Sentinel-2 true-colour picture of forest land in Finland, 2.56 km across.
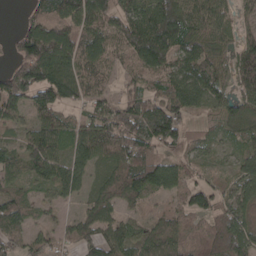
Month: April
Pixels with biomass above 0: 81%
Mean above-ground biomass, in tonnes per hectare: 79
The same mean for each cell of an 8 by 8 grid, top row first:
5 101 129 96 116 124 90 45
53 166 112 75 148 108 72 67
134 145 124 42 74 84 94 78
70 102 51 76 116 97 31 73
40 98 93 109 127 73 35 47
50 78 75 69 100 87 27 61
85 31 33 70 30 37 76 70
61 52 72 76 64 66 75 98
